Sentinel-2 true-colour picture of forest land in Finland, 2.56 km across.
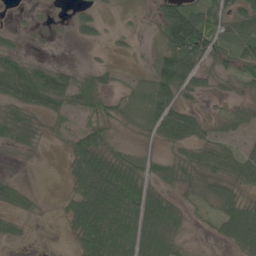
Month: May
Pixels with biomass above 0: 65%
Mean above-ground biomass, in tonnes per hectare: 38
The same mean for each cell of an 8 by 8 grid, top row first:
2 3 23 5 6 80 58 63
23 3 4 8 3 85 67 48
73 58 29 16 17 74 21 30
38 41 40 31 27 59 10 19
37 10 58 33 11 37 39 21
8 0 64 84 45 37 49 51
31 2 73 102 91 41 21 71
17 0 47 85 71 35 7 72
